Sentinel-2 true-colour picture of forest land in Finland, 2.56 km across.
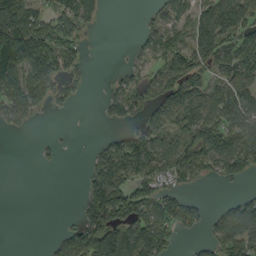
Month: September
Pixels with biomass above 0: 56%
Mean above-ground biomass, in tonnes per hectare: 69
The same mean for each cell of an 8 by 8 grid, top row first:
171 90 95 0 14 56 76 97
195 152 47 1 39 67 91 112
112 146 23 22 44 106 56 110
65 18 2 36 48 86 93 121
0 14 0 53 123 84 137 97
0 0 9 125 72 61 33 48
0 0 32 160 98 106 24 78
0 8 119 200 135 40 38 126
